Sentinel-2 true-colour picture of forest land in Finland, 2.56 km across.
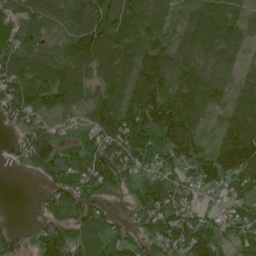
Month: June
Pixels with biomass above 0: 85%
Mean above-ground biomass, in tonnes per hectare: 93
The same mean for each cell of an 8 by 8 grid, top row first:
60 89 132 111 111 53 115 74
77 58 139 133 107 74 89 68
111 127 118 94 159 98 110 68
86 87 60 119 179 175 75 105
30 114 82 115 121 158 54 185
3 63 104 95 60 64 101 130
0 58 114 30 91 106 36 67
39 96 75 77 67 111 132 89
